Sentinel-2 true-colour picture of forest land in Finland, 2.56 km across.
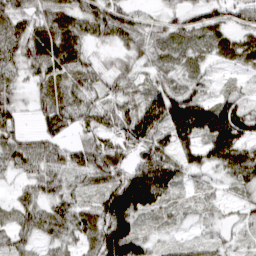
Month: March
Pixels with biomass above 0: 91%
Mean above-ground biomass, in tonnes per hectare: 60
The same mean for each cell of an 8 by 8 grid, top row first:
71 73 74 77 28 28 47 39
65 90 59 48 58 46 43 69
42 63 54 53 28 37 28 26
50 64 62 55 96 130 118 97
57 63 45 48 69 77 92 106
31 61 45 66 116 71 32 80
46 57 50 114 92 32 26 29
45 42 49 129 60 22 31 25
